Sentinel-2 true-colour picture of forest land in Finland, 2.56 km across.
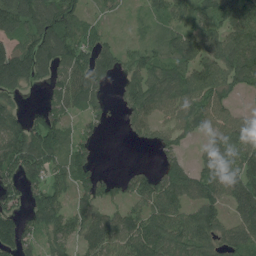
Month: July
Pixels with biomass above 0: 77%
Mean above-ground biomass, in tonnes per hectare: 87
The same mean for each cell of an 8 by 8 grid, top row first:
153 119 69 18 32 82 80 113
117 148 101 58 58 77 92 112
136 61 119 48 107 94 132 106
62 76 62 25 93 94 114 42
131 125 68 0 21 64 49 111
99 89 78 31 65 98 110 120
69 129 72 59 92 95 105 80
112 64 72 101 133 109 99 93
